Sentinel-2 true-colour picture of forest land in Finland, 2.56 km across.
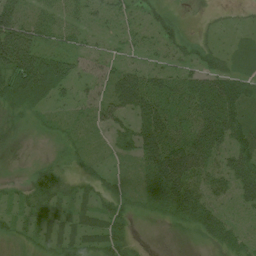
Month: July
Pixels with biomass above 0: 87%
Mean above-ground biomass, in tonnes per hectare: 42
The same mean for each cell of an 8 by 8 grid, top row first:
72 51 46 38 31 17 6 8
128 47 37 29 41 35 29 20
97 85 44 62 61 58 67 50
34 21 25 52 71 53 88 57
19 9 15 28 68 72 94 50
5 40 20 20 36 109 55 65
22 39 32 30 15 49 50 22
19 29 33 43 4 5 29 25
